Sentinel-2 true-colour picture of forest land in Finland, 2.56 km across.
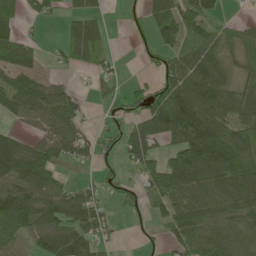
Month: May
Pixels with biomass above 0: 68%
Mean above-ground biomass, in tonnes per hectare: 67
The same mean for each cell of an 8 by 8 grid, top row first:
50 39 59 6 37 94 59 9
98 12 70 13 18 57 65 74
52 40 5 37 17 91 94 53
50 105 47 29 80 153 95 83
44 73 80 34 114 90 175 138
78 71 12 28 68 127 128 120
126 88 114 27 35 75 64 77
54 81 98 26 8 56 104 94
